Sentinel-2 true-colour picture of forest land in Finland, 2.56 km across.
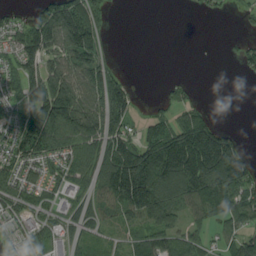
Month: August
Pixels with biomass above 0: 65%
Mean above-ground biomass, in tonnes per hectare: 81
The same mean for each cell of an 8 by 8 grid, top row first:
30 104 123 18 0 0 14 14
83 119 154 9 0 0 0 27
62 140 107 97 0 14 0 5
61 188 157 144 15 55 33 0
92 140 105 116 113 188 220 57
82 73 75 152 212 206 216 138
75 47 52 85 173 118 120 106
57 71 42 26 64 67 44 75
